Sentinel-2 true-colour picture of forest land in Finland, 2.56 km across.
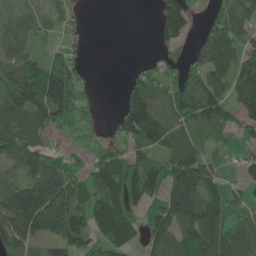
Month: June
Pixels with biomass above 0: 73%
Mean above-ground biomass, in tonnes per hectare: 87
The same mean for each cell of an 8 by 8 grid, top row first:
64 42 13 0 0 83 25 93
75 32 17 0 0 39 131 93
147 164 73 0 70 68 127 140
145 143 82 13 170 115 131 81
139 56 24 33 100 99 52 35
57 168 58 142 111 121 91 26
211 254 108 147 44 152 117 56
135 96 84 117 58 91 113 92
